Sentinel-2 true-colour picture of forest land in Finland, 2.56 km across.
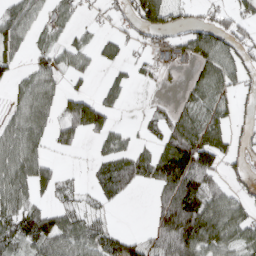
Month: March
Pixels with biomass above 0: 48%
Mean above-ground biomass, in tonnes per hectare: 36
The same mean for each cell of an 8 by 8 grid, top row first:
67 33 19 15 78 28 20 42
58 31 31 27 15 31 56 31
27 58 15 25 12 3 0 17
41 62 95 37 7 9 1 12
78 43 25 4 15 40 37 20
69 54 6 64 49 13 22 22
49 35 39 12 0 25 72 52
51 74 73 50 16 34 93 51
